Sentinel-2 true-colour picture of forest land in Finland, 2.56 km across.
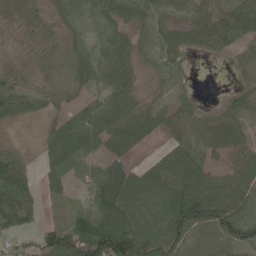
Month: May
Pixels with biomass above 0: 84%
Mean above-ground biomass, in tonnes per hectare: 58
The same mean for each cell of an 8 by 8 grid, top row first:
41 27 51 65 53 37 59 70
31 36 34 71 35 51 56 47
53 38 44 59 13 34 0 28
54 26 53 70 46 57 17 34
9 46 78 66 31 59 45 44
76 37 27 106 74 108 66 63
89 11 36 136 81 120 124 79
33 72 119 161 119 88 47 77
